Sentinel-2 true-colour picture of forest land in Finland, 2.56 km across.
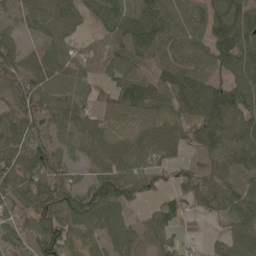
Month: May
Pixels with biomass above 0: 89%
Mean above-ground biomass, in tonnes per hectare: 80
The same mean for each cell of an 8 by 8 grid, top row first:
34 81 70 114 100 54 76 113
62 67 40 77 92 67 82 125
68 97 71 63 87 124 82 105
79 76 83 61 73 88 139 140
81 56 55 87 77 83 102 112
98 90 29 105 93 56 99 86
70 94 105 104 24 59 66 108
64 98 66 80 52 50 17 74
